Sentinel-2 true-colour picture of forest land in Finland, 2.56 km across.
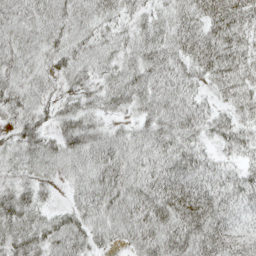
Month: May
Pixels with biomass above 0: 93%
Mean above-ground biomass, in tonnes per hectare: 46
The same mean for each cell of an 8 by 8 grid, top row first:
39 46 45 40 29 43 57 60
40 42 42 39 48 48 63 48
38 31 38 38 53 50 38 48
34 30 47 35 35 51 35 34
36 40 57 47 39 51 25 38
26 31 41 61 54 68 47 34
59 23 41 54 67 83 72 37
47 51 51 32 60 69 71 43
